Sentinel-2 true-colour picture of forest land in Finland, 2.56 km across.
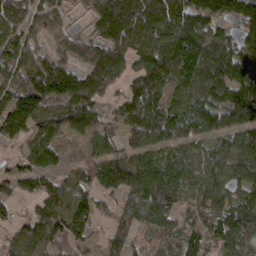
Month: March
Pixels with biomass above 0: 86%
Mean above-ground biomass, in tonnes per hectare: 108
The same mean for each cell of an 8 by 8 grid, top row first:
117 102 20 201 197 181 157 136
119 59 56 129 130 171 143 120
110 179 136 100 136 111 109 131
171 150 151 38 150 95 76 127
65 119 60 58 101 87 62 115
92 83 49 150 141 127 92 91
33 94 117 51 183 107 97 113
79 99 65 72 42 68 80 113
